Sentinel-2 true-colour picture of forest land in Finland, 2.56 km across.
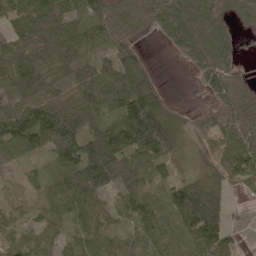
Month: May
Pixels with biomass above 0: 85%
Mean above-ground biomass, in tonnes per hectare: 64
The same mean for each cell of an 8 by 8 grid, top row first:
75 94 61 67 66 97 71 35
85 97 57 53 11 48 94 19
103 70 82 75 65 0 61 32
83 101 124 57 148 34 34 83
74 82 116 132 121 55 34 91
14 41 93 96 71 35 51 71
19 30 53 28 68 99 122 7
25 24 37 31 37 66 88 18
